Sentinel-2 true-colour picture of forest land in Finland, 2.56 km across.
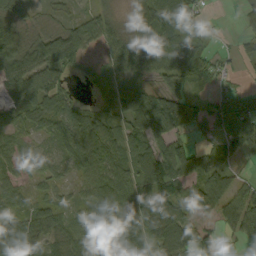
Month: September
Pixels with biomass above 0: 82%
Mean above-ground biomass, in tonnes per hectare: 60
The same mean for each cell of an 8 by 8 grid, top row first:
62 18 27 29 61 81 15 15
103 86 70 43 61 76 28 19
85 79 13 32 38 52 38 13
53 72 53 40 97 148 78 92
42 27 73 71 74 79 30 80
42 37 30 82 95 92 90 30
47 53 36 92 98 70 67 84
84 56 70 78 75 103 60 42
